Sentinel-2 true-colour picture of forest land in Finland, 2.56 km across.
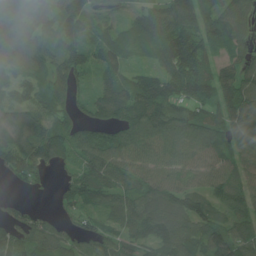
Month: June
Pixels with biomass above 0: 88%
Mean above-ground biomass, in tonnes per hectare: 87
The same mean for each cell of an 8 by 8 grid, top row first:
110 87 144 68 82 135 90 82
115 96 100 95 61 150 93 51
71 90 68 84 88 121 95 90
96 92 58 121 135 90 78 104
119 149 86 98 107 93 95 86
52 29 78 87 81 81 70 65
38 10 54 71 81 96 84 63
106 91 72 68 70 96 85 93
